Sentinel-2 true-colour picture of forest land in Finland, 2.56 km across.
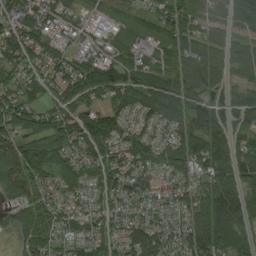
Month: August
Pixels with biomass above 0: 89%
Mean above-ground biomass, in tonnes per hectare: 82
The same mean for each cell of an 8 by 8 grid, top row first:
93 59 34 43 52 113 82 84
103 75 43 44 47 97 103 61
64 76 104 106 72 82 112 35
99 60 89 82 75 82 105 91
84 99 85 86 89 94 110 67
83 82 75 106 78 62 93 94
50 68 47 64 66 84 159 119
30 74 74 89 146 89 140 102
